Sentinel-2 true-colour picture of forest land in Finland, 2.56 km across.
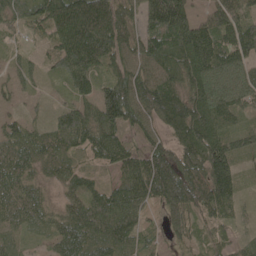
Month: May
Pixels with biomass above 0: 94%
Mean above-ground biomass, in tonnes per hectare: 81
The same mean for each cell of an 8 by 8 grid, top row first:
69 127 163 114 92 156 59 77
19 40 151 105 103 149 121 93
35 22 90 73 94 81 144 105
25 25 92 120 94 142 132 56
69 69 73 114 50 91 143 43
73 41 55 36 118 129 145 49
75 34 71 98 65 86 81 32
25 30 88 100 36 41 27 35
